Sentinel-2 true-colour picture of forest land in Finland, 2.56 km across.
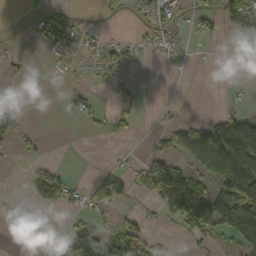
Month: October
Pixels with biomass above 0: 36%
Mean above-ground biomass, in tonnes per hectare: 40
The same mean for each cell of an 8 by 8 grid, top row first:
1 24 12 8 21 31 30 95
4 20 27 30 23 17 5 10
8 2 8 20 2 0 0 2
48 0 26 15 6 4 6 37
21 6 0 2 1 54 153 218
0 55 4 42 47 117 70 211
6 15 24 32 8 110 165 185
0 13 142 105 77 5 32 77
